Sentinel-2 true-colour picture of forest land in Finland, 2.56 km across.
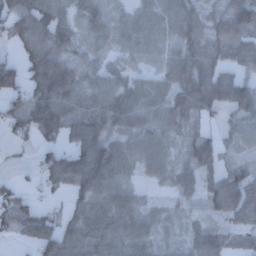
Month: December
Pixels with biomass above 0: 83%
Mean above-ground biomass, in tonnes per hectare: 66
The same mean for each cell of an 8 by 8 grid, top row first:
94 90 55 40 52 72 45 93
35 79 43 39 54 52 58 60
86 101 66 63 47 78 117 66
75 147 84 105 71 88 60 71
28 54 86 77 82 40 78 39
12 78 139 99 44 60 63 68
70 31 52 77 36 20 40 97
20 77 90 86 57 38 64 25
